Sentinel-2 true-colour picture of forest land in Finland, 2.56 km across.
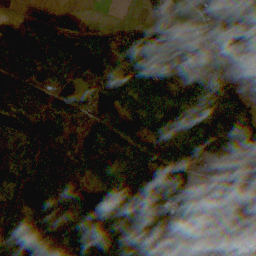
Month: November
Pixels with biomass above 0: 73%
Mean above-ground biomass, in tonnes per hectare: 80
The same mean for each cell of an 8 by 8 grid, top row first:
22 60 19 0 19 15 35 97
66 78 91 94 153 124 53 111
70 64 110 72 130 121 96 45
91 73 56 99 140 114 100 91
71 136 73 115 129 91 127 58
99 149 59 104 118 91 12 59
104 158 104 82 82 48 19 50
134 93 88 76 73 11 15 7
